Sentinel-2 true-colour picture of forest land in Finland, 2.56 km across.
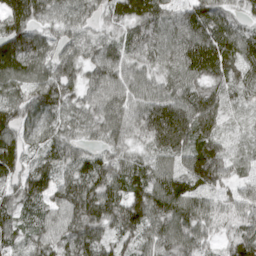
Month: April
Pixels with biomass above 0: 97%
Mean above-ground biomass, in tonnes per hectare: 97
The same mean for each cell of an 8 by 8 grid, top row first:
120 83 76 76 117 94 125 60
139 81 78 75 103 107 137 106
88 102 83 100 76 77 91 83
106 102 68 102 98 111 94 50
109 77 62 75 72 101 96 50
102 109 117 115 94 110 158 67
103 92 120 113 138 116 81 100
77 97 125 82 95 112 70 136
